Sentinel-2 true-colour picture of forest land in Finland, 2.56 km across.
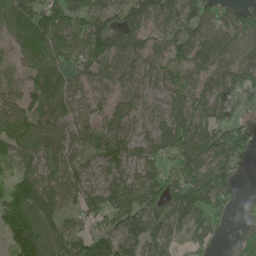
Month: June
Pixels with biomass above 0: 85%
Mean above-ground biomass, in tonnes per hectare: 85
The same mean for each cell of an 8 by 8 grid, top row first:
129 128 103 84 114 102 88 68
65 115 92 118 84 89 107 83
37 94 49 73 60 51 74 88
84 79 57 70 57 107 104 30
80 65 58 102 65 117 113 108
53 59 59 66 87 76 133 39
125 96 72 107 130 110 124 28
116 121 66 108 116 49 56 48
